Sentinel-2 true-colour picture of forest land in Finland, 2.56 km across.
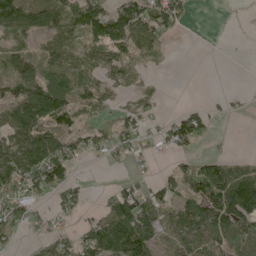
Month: May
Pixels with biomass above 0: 60%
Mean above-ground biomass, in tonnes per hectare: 53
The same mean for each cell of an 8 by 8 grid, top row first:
80 74 94 96 89 89 0 0
27 46 43 92 53 3 0 1
65 53 35 38 19 0 0 0
101 162 37 27 38 23 35 8
88 103 48 50 25 53 17 0
107 115 14 5 20 39 98 76
71 30 41 78 100 53 97 143
22 40 54 118 113 35 68 43
